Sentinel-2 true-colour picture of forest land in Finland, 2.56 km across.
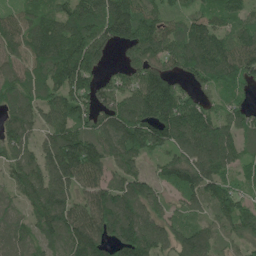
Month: May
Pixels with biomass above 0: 90%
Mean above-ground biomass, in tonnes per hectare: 115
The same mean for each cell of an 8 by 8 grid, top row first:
72 99 166 217 125 65 90 89
106 145 175 89 138 105 143 116
101 122 157 73 137 97 91 105
104 98 126 128 177 184 95 83
118 95 153 115 128 141 167 92
91 124 121 81 75 104 126 55
62 165 109 147 111 55 67 103
93 90 167 121 152 104 112 77
